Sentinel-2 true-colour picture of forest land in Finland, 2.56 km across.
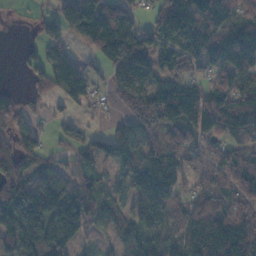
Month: November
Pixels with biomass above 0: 79%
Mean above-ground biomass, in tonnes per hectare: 74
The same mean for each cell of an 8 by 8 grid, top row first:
6 34 160 100 27 119 106 66
5 53 28 94 107 102 96 124
2 64 81 52 122 92 50 84
54 14 12 17 107 118 97 121
66 23 48 79 104 59 44 72
82 66 50 39 87 59 55 56
97 113 92 51 86 76 113 79
90 106 27 29 76 76 168 149
